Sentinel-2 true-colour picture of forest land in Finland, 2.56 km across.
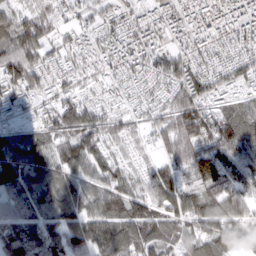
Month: March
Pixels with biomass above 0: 90%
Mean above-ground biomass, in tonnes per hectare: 80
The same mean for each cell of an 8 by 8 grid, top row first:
70 65 47 55 71 80 85 93
113 64 73 83 75 61 60 74
88 64 53 53 50 80 98 84
46 60 132 48 46 102 96 65
85 74 108 57 33 107 106 89
117 87 88 85 57 86 110 87
69 58 86 96 85 114 91 90
84 76 101 96 95 77 94 64
